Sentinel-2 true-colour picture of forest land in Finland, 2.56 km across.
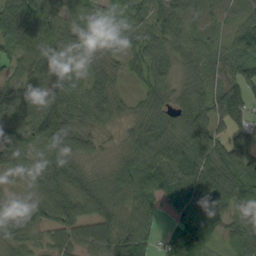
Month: September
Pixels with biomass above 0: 93%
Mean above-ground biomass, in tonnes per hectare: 73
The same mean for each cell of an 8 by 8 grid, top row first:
106 84 69 40 61 85 65 56
66 97 78 56 78 63 51 101
52 94 55 56 55 46 55 82
47 133 85 60 61 74 80 78
77 100 68 26 92 90 88 85
48 93 77 66 82 99 121 88
47 56 51 70 72 57 142 65
62 46 71 85 66 92 53 67
